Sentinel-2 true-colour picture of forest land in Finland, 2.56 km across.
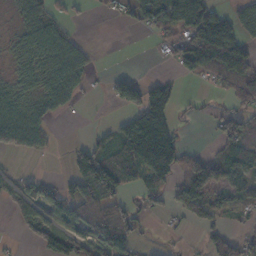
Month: November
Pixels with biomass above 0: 54%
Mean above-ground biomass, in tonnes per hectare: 50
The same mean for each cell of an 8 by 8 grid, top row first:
25 56 8 17 91 78 86 57
33 106 44 0 0 54 139 110
43 70 59 37 37 23 31 103
72 46 7 6 106 31 15 51
66 20 27 62 123 29 6 68
25 13 82 84 51 22 83 61
38 61 81 57 22 46 71 33
6 58 61 94 14 8 36 53
